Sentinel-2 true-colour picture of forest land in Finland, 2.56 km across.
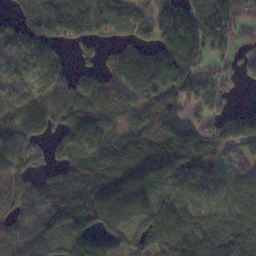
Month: November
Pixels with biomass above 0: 84%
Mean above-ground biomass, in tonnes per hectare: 93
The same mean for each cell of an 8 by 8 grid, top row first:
38 132 123 97 80 155 177 99
60 92 66 56 86 167 112 43
37 89 83 125 109 110 86 38
114 103 107 109 116 105 60 47
89 48 130 109 113 146 75 69
90 62 103 120 113 70 54 58
82 93 101 116 91 82 49 57
96 79 110 77 75 125 121 105
